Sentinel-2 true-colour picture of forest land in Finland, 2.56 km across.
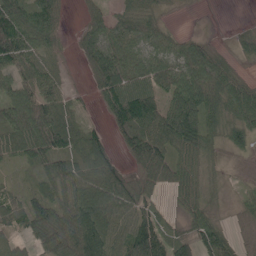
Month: May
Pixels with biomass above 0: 82%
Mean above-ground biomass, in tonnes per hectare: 67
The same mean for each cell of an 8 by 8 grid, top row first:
92 82 14 45 55 3 0 1
95 56 39 88 68 52 46 44
59 56 6 100 85 86 127 39
94 96 25 69 105 95 93 74
72 90 64 34 112 87 55 38
13 66 91 91 53 54 29 5
68 97 150 131 62 19 43 20
34 140 178 107 116 77 96 15
